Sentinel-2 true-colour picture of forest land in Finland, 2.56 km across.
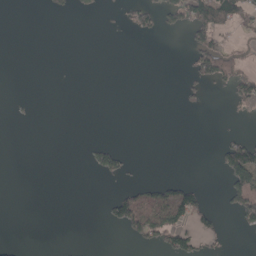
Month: April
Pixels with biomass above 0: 15%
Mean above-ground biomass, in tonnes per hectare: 20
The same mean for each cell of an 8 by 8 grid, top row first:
0 7 8 4 45 59 111 61
0 0 0 0 0 0 99 20
0 0 0 0 0 1 54 71
1 0 0 0 0 1 3 12
0 0 1 15 0 0 0 56
0 0 0 28 1 7 0 105
0 0 0 49 119 124 29 75
4 0 0 0 47 57 14 1
